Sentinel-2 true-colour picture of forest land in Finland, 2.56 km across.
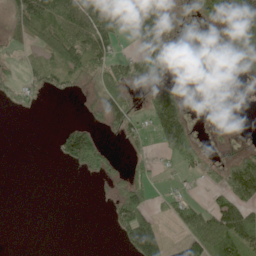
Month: June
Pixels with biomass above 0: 40%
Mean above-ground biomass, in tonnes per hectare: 43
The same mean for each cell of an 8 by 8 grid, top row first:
55 98 106 149 133 2 46 147
14 55 98 54 58 4 0 73
30 33 27 60 33 11 0 4
9 0 4 51 32 117 0 0
0 1 157 8 15 99 10 9
0 0 12 27 21 11 24 125
0 0 0 27 73 56 52 106
0 0 0 3 167 25 107 125
